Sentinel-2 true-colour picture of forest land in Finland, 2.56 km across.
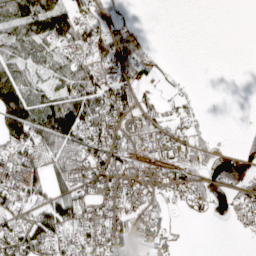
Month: April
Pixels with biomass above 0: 60%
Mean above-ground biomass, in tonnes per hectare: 47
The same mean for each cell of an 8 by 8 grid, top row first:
70 103 54 33 0 0 0 0
56 43 59 111 62 0 0 0
90 40 90 67 47 8 0 0
143 104 117 69 38 26 5 0
62 121 80 79 47 52 34 1
57 66 79 73 48 48 35 12
39 67 59 54 55 14 17 37
68 61 35 64 58 25 0 3
